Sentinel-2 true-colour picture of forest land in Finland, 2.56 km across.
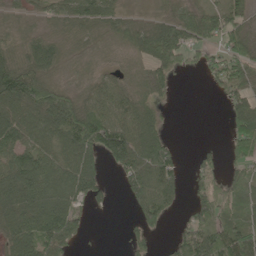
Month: May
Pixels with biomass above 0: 73%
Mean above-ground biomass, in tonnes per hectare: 55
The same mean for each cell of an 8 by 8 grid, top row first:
14 28 61 43 14 53 54 41
28 57 9 9 51 93 52 60
119 61 12 34 27 21 21 85
85 127 97 65 58 2 0 71
92 58 96 99 87 15 8 65
110 87 91 11 85 53 55 32
101 92 42 13 58 21 74 52
69 79 18 0 28 40 124 87
